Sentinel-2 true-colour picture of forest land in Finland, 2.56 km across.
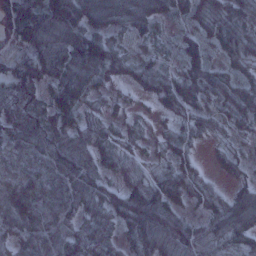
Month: January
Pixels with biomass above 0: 92%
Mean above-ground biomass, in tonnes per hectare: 62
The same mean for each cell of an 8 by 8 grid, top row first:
149 126 127 75 73 38 62 58
58 111 141 72 20 27 41 66
78 66 78 38 50 53 72 47
77 49 49 21 7 40 35 64
64 81 70 40 18 33 15 18
71 75 92 37 48 56 18 24
93 80 68 63 113 43 40 86
63 78 72 48 80 94 70 65
